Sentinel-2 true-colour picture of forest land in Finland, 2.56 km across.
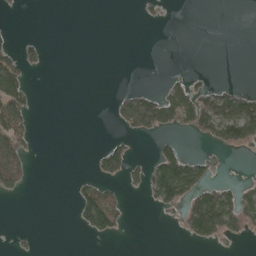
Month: April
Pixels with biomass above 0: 21%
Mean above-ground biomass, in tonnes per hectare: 26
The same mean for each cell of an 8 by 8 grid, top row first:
1 0 0 0 8 0 0 0
29 8 0 0 0 0 0 0
74 0 0 0 0 17 8 1
82 0 0 13 114 83 85 99
69 0 0 28 0 32 17 70
72 0 9 38 33 132 32 5
0 0 54 78 4 32 161 83
3 0 2 13 0 1 51 12
